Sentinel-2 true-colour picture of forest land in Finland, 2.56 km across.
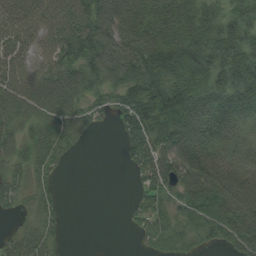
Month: August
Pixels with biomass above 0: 79%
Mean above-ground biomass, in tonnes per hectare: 66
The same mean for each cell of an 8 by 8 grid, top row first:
84 91 97 118 106 97 52 55
66 73 95 108 114 101 76 78
90 101 72 52 106 97 83 78
80 78 55 34 79 129 104 54
64 63 15 1 64 111 100 45
37 33 0 0 43 90 132 120
19 35 0 0 43 33 81 124
42 39 0 0 17 35 30 79
